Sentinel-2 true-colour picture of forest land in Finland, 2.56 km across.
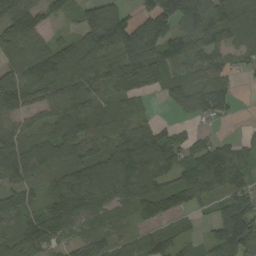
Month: September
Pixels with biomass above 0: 85%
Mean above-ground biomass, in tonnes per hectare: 79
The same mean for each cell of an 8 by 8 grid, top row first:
107 55 57 126 91 153 139 123
77 72 88 111 166 83 72 65
88 110 80 74 109 56 77 16
68 59 68 49 27 29 81 7
76 88 80 76 119 64 47 37
76 47 120 131 111 64 117 66
91 93 109 47 70 64 27 83
87 79 47 50 53 54 45 132
